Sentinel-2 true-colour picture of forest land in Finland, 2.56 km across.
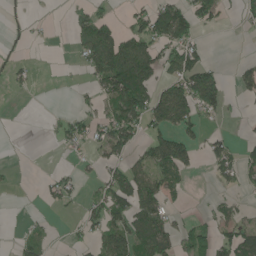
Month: June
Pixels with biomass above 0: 39%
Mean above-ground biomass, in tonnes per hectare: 47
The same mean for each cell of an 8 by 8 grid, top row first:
4 3 31 25 55 107 59 26
9 2 43 122 89 79 23 0
21 0 5 136 131 84 102 38
0 4 29 69 116 153 56 4
0 1 35 99 41 118 46 21
5 15 23 60 74 65 8 40
0 14 21 82 103 22 9 23
14 20 19 86 98 56 63 87
